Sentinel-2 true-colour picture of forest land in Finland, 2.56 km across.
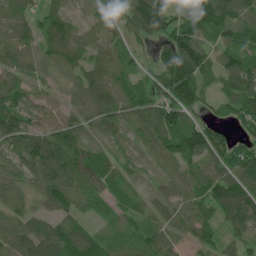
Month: June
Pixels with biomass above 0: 89%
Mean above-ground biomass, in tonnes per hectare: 79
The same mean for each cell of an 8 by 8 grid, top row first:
68 66 34 70 180 102 188 123
79 50 61 57 33 135 79 97
72 35 51 69 60 120 45 102
95 62 57 80 83 102 41 75
85 124 82 34 49 108 120 51
72 105 91 77 20 58 76 98
74 60 57 55 45 51 68 124
107 122 136 72 76 49 56 63
